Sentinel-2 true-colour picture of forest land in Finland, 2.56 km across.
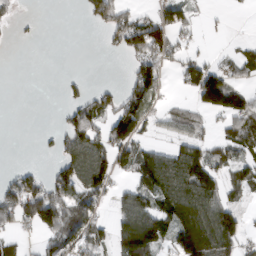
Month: March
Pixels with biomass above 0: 49%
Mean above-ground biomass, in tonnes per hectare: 65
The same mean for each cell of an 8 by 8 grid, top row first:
23 0 12 120 34 80 12 1
1 0 0 21 129 60 5 26
0 0 17 5 124 27 160 46
0 0 73 63 86 42 72 140
0 9 111 78 53 48 61 101
50 51 122 82 99 156 126 60
114 175 90 33 85 132 140 47
30 44 89 63 137 106 177 84
